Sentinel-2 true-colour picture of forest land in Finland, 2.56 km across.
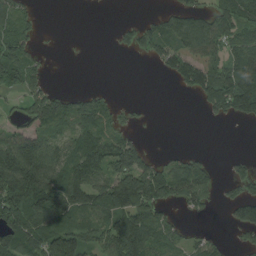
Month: August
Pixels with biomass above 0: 57%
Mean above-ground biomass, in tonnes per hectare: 72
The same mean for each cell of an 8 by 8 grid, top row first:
83 1 0 0 16 78 77 100
124 7 0 10 64 86 83 87
94 33 0 0 0 48 113 144
32 153 83 43 7 0 38 84
103 75 86 90 39 1 0 0
202 131 105 119 183 122 78 44
177 126 94 115 152 41 31 89
121 117 98 121 122 46 36 29
